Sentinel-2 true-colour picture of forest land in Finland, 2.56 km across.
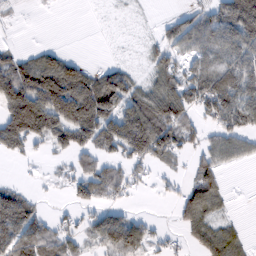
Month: February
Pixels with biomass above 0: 58%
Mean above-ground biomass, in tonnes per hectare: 57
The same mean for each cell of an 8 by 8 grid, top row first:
5 1 0 2 2 27 59 159
19 28 0 1 15 55 71 92
113 150 107 94 32 64 95 105
147 137 149 99 105 94 61 95
80 57 78 85 139 60 16 4
3 6 51 50 17 16 67 0
91 10 39 35 1 31 76 1
88 57 29 80 60 11 73 38
